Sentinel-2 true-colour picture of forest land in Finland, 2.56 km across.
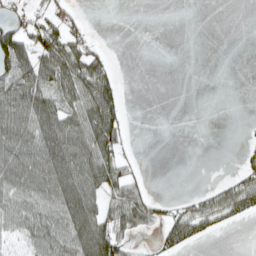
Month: April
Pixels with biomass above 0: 45%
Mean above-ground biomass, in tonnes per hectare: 39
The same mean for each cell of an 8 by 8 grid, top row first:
19 39 12 0 0 0 0 0
87 77 51 5 0 0 0 0
86 75 87 47 0 0 0 0
91 87 76 72 0 0 0 0
88 93 87 74 0 0 0 7
83 90 97 68 14 0 0 37
62 67 97 53 58 21 55 60
23 69 94 90 8 52 15 0
